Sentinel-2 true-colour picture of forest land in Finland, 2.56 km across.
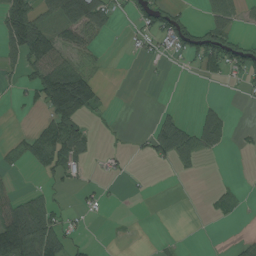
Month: August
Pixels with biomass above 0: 36%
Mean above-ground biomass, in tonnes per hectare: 36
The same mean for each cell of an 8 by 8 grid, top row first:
127 41 114 43 32 38 27 24
92 112 67 1 12 26 64 46
16 131 136 0 1 0 10 15
2 66 97 7 0 17 40 1
28 89 58 4 14 107 60 6
8 27 15 8 2 8 0 1
65 48 13 2 0 0 8 9
150 112 20 1 0 5 0 14
